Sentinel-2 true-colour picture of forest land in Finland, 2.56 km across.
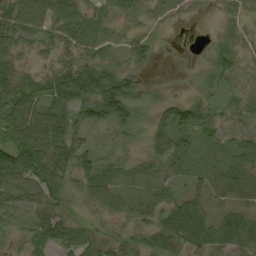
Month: September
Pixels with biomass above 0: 86%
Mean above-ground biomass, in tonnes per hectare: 40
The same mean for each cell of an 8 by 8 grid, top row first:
57 57 47 28 24 14 6 18
36 25 42 25 39 5 13 21
59 40 86 70 21 2 22 25
68 61 61 77 26 58 43 29
69 74 49 19 26 55 31 26
69 60 49 43 29 21 29 56
30 49 23 32 35 55 38 52
15 44 33 32 35 54 58 71
